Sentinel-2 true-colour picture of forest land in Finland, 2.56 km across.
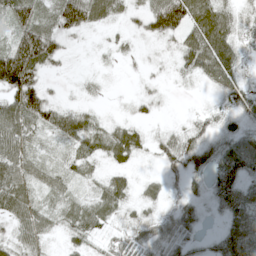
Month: May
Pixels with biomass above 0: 83%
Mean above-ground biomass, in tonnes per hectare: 39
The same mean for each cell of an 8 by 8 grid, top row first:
69 37 84 38 46 98 78 32
80 75 6 13 8 27 86 36
134 19 7 3 9 11 33 37
76 54 31 5 15 2 18 43
54 14 39 57 26 50 34 45
54 31 24 29 12 23 36 54
55 31 42 44 24 28 17 63
36 23 32 29 41 39 14 73
